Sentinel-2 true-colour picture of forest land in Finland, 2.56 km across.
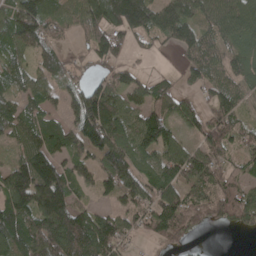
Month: April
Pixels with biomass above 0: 81%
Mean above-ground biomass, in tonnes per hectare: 91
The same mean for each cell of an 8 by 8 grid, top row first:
129 98 85 170 164 112 91 122
81 69 25 117 28 58 78 59
73 73 50 78 53 38 87 66
80 59 123 109 87 76 74 62
53 112 93 142 111 76 103 64
139 169 66 142 81 93 90 66
129 166 74 54 85 133 88 140
120 145 175 131 36 69 3 3
